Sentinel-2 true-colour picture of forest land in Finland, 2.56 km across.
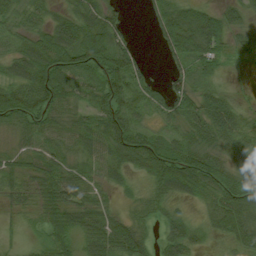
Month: August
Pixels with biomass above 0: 85%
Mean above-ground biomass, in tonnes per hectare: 48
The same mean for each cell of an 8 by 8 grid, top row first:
40 34 59 40 13 65 46 32
31 75 85 76 10 59 64 20
49 80 48 74 50 43 31 4
77 72 37 72 36 57 64 33
22 42 47 73 63 47 46 48
44 58 41 31 31 77 76 66
22 43 63 27 33 29 32 89
9 43 44 77 43 70 16 52
